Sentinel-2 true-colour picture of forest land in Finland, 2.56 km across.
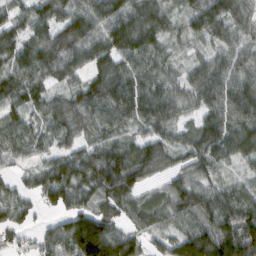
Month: February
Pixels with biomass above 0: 91%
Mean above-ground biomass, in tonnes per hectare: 84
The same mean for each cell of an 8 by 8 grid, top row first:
58 92 101 97 113 43 96 68
98 124 111 115 111 33 38 65
97 81 57 121 82 49 93 87
66 77 103 89 82 58 74 99
70 40 61 75 89 70 108 99
34 92 109 148 78 55 58 32
67 41 78 84 69 87 99 109
32 58 177 130 54 77 141 157
